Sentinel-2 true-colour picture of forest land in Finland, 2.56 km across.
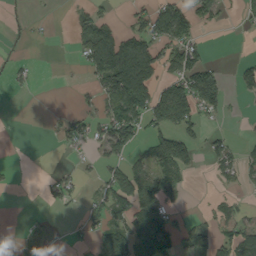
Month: September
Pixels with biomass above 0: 39%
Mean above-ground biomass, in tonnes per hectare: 47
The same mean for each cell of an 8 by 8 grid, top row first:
4 3 31 25 55 107 59 26
9 2 43 122 89 79 23 0
21 0 5 136 131 84 102 38
0 4 29 69 116 153 56 4
0 1 35 99 41 118 46 21
5 15 23 60 74 65 8 40
0 14 21 82 103 22 9 23
14 20 19 86 98 56 63 87
